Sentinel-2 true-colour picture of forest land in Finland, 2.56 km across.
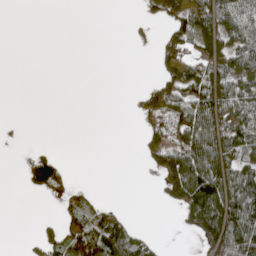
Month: May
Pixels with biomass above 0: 39%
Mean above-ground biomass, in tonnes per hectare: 45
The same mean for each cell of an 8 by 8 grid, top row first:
0 0 0 0 15 59 81 108
0 0 0 0 5 74 68 86
0 0 0 0 7 86 98 81
0 0 0 0 55 97 102 87
0 2 0 0 42 105 111 93
1 76 1 0 3 132 149 115
0 0 65 26 0 40 161 143
0 47 75 110 48 0 93 144
